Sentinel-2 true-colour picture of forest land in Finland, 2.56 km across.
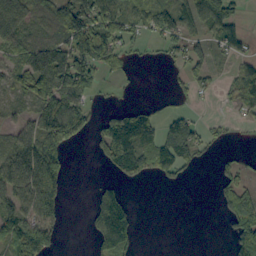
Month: September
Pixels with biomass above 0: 54%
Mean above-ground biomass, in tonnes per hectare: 64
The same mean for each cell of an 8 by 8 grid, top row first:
95 82 127 109 99 100 94 40
75 127 150 91 14 42 47 38
54 172 128 13 3 17 36 52
24 117 78 37 48 30 2 30
78 130 20 110 89 127 34 7
120 148 0 23 50 51 1 51
101 132 1 127 1 0 0 102
102 95 1 126 5 0 0 92
